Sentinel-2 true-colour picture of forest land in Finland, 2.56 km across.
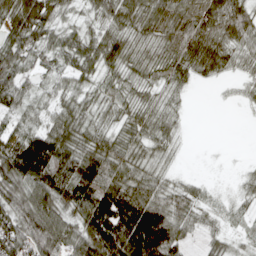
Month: April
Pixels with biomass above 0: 84%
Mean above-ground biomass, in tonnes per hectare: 60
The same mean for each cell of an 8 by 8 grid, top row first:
87 72 21 58 69 76 79 75
73 54 66 72 36 65 90 55
68 26 36 35 36 37 24 25
50 36 45 33 36 16 0 3
95 116 73 61 43 17 0 0
120 128 119 91 59 15 4 9
82 93 86 144 127 59 28 17
87 96 91 151 162 73 28 17
